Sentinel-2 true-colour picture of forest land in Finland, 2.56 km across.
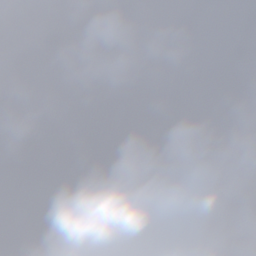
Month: November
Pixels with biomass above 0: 82%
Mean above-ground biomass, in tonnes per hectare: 56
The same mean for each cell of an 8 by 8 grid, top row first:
0 1 4 30 83 57 42 61
0 9 1 3 84 64 67 91
29 2 6 37 45 59 59 75
79 87 51 57 55 94 98 67
46 44 68 26 68 59 67 83
59 55 32 35 119 88 75 48
47 41 130 94 105 82 66 57
53 49 74 64 55 66 46 73
